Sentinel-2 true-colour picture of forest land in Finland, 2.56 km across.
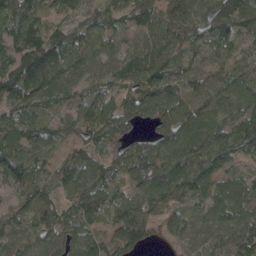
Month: April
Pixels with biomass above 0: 93%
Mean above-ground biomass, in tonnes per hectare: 77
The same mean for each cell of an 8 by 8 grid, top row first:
109 55 51 57 81 78 86 107
90 124 72 31 50 83 73 47
123 119 49 43 108 84 77 52
87 42 50 83 92 124 75 62
86 63 65 67 52 98 113 103
85 58 98 64 95 112 92 48
68 69 87 85 102 77 55 69
77 69 69 69 80 43 27 86
